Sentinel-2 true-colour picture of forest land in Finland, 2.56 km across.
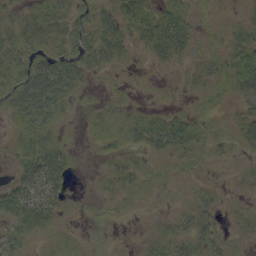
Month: September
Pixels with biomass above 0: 71%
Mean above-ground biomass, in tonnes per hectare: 22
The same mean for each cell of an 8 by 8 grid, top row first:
16 38 20 30 36 34 6 10
38 29 39 43 23 46 12 36
39 64 32 7 2 3 24 43
36 50 8 15 15 12 13 24
19 38 4 15 31 43 22 18
22 52 2 20 15 10 4 9
49 39 4 8 4 8 22 9
26 10 6 4 8 33 29 8
